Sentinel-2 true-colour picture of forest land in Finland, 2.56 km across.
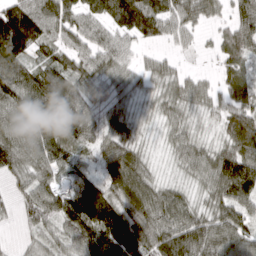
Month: March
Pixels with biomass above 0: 89%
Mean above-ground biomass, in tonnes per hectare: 79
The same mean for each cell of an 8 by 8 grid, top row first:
145 115 80 97 138 76 52 72
149 78 72 86 34 25 19 88
122 116 91 57 38 54 25 67
104 119 84 53 21 53 37 77
110 115 81 69 27 49 39 93
63 75 68 96 83 24 78 150
35 87 128 107 118 99 57 95
9 41 106 116 107 123 107 81
